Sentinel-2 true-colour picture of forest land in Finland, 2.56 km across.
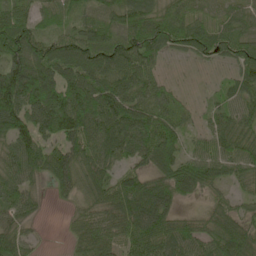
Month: May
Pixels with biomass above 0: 87%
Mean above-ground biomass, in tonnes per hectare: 77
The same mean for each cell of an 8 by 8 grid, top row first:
85 48 47 53 77 62 38 44
130 80 103 102 121 51 69 71
141 100 104 94 77 9 3 65
120 140 131 128 87 61 31 68
99 64 87 114 108 86 55 84
69 72 89 62 69 120 80 56
65 10 42 94 106 52 42 46
65 2 65 96 102 88 70 117
